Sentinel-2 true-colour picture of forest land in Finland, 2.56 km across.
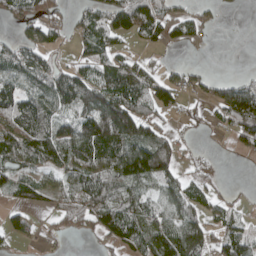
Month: April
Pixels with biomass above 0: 64%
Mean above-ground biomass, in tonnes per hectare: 62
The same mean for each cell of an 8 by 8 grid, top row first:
63 53 42 85 106 48 28 2
54 51 29 48 20 16 6 0
74 89 84 104 75 38 40 41
86 82 88 144 62 24 17 118
103 113 111 133 143 50 3 42
65 43 86 104 130 60 30 0
42 29 87 104 67 77 49 19
31 21 10 47 88 125 57 75
